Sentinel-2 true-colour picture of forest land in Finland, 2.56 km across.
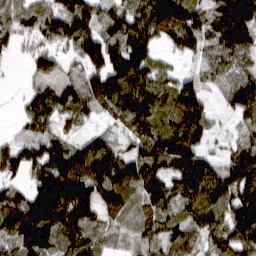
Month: March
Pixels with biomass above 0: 88%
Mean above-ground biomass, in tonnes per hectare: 105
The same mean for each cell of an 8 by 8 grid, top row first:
92 106 136 86 109 180 96 197
46 70 121 135 126 71 72 125
4 109 111 164 132 70 49 84
22 107 90 74 135 132 60 79
69 97 63 60 129 155 47 63
53 132 136 150 133 119 134 157
137 176 157 91 79 89 146 159
142 124 113 48 67 90 89 143
